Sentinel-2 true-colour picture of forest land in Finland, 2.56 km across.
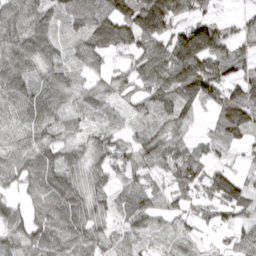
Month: April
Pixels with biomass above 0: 86%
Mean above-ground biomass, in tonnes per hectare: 78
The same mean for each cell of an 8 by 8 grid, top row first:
111 80 90 119 159 107 50 25
104 81 70 80 98 131 126 51
109 78 45 61 100 147 138 66
81 87 59 45 68 99 36 120
65 82 57 72 84 79 32 52
81 97 70 63 65 79 84 47
52 103 96 50 88 57 68 79
70 108 89 56 51 43 18 55
